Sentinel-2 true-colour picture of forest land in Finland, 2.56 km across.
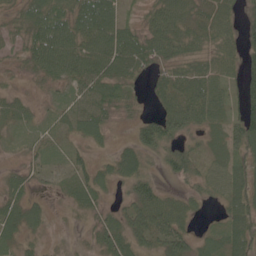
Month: June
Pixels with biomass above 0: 85%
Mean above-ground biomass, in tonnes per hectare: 41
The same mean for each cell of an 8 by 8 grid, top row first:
23 59 65 60 24 63 55 34
22 85 66 76 64 57 42 37
7 32 57 58 21 63 59 35
33 12 53 37 19 73 56 46
11 21 21 18 62 47 24 57
22 16 31 36 50 40 40 54
43 18 26 19 61 54 11 63
28 10 7 52 42 55 21 59
